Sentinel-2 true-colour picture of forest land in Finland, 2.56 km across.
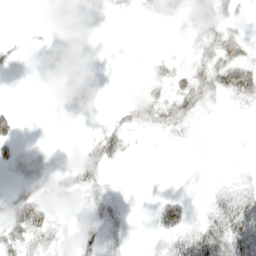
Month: April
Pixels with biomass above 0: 30%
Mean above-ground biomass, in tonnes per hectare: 13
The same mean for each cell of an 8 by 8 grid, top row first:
0 1 1 5 6 11 17 8
6 2 0 0 0 1 20 33
0 0 0 0 7 16 31 55
10 0 0 4 20 31 6 3
20 1 6 35 1 2 0 0
8 10 33 4 0 0 0 4
42 21 8 21 0 35 14 54
31 19 25 11 0 26 68 67
